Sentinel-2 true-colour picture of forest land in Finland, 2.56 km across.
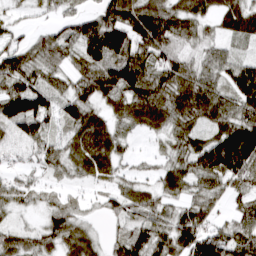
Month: March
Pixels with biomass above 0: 87%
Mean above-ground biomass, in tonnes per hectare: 63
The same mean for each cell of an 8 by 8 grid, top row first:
20 20 49 92 110 83 45 67
56 69 71 124 86 67 46 19
77 55 64 104 104 86 67 85
101 67 71 43 78 81 86 78
29 45 64 62 6 47 78 149
26 25 35 37 20 65 90 74
39 40 28 35 62 48 56 41
58 59 72 35 81 89 93 75
